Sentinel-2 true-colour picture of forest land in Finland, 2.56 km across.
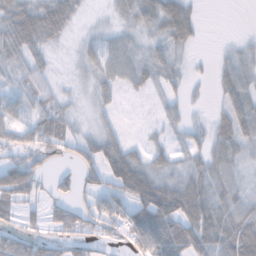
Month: November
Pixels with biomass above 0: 71%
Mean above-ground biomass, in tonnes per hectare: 36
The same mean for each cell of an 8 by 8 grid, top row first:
57 65 16 14 45 64 0 0
47 26 16 27 24 31 1 16
19 23 11 29 27 22 8 41
27 46 12 14 5 15 11 50
31 46 29 36 17 18 34 43
110 23 40 56 63 32 44 24
39 33 36 49 79 75 60 43
46 31 34 16 75 80 66 80
